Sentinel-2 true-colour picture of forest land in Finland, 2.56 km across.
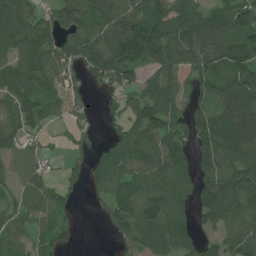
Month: July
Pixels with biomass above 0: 79%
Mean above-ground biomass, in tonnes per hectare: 76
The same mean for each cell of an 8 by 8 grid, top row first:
117 46 94 132 102 117 68 109
81 81 93 89 107 130 101 98
84 85 43 71 54 71 72 94
86 52 26 25 101 61 78 108
65 22 17 43 83 87 102 111
53 51 34 76 89 103 85 90
59 73 11 66 128 98 103 71
68 59 13 30 74 83 41 75
